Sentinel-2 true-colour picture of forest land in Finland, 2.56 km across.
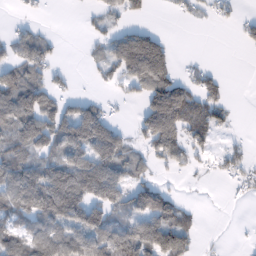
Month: February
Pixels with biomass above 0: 55%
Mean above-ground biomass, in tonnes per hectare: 66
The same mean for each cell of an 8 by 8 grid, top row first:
7 4 7 36 28 12 18 18
55 42 3 88 194 15 0 8
85 40 3 34 125 66 46 0
133 106 104 24 76 177 93 3
84 101 133 145 54 97 48 17
108 146 190 125 36 12 9 34
81 131 132 92 92 69 0 1
81 100 95 104 131 128 3 2
